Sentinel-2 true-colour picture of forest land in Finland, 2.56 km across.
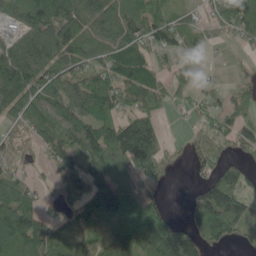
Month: May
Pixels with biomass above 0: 75%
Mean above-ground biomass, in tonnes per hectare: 84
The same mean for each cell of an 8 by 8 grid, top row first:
58 149 104 98 93 55 41 114
80 103 124 94 71 66 35 18
169 118 87 97 93 54 11 10
100 98 105 88 90 21 47 76
44 83 116 144 197 8 58 68
70 22 98 91 61 5 42 55
161 29 80 122 91 9 183 134
149 92 107 74 124 176 88 41
